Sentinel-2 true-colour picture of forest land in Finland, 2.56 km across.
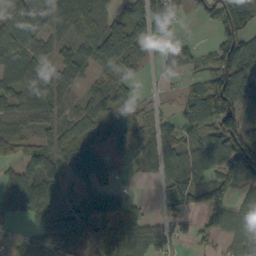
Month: October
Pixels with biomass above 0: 75%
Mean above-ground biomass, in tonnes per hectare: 62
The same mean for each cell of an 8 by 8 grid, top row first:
138 87 96 59 74 47 40 111
116 56 45 127 39 31 16 133
85 51 34 41 14 10 75 129
55 74 56 57 26 26 108 104
52 53 68 29 61 37 47 144
41 56 47 21 20 99 55 123
58 49 28 33 13 46 93 58
18 85 54 81 78 51 43 83
